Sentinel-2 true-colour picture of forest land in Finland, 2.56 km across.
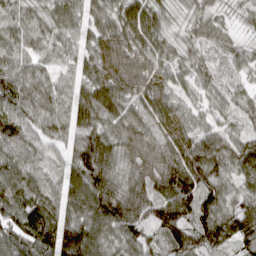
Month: March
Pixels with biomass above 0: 97%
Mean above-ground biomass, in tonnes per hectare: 77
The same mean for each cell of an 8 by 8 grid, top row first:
69 59 69 63 71 30 60 30
74 53 48 70 78 48 59 43
96 59 50 74 67 64 59 41
112 85 79 70 78 68 50 51
106 73 90 82 77 81 98 68
95 63 101 95 71 93 81 64
100 98 104 129 92 107 80 82
95 110 152 82 83 92 88 78
